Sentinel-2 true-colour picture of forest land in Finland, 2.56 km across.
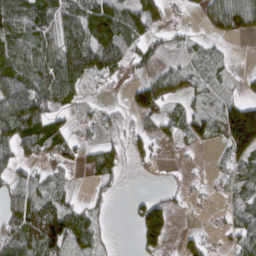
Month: March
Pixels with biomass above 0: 65%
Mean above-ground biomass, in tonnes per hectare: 62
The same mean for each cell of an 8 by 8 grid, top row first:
115 86 97 110 103 16 82 121
68 61 137 135 54 24 17 1
81 78 88 37 48 63 39 17
118 104 22 26 79 43 56 148
94 105 40 47 43 37 32 160
41 29 10 53 9 6 13 68
85 106 45 17 84 26 12 61
81 134 75 10 86 19 28 68
